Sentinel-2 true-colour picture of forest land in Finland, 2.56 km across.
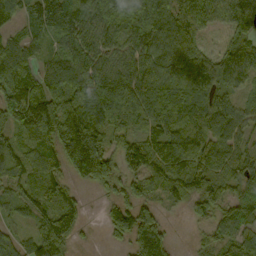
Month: September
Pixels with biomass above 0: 89%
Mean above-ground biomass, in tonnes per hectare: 99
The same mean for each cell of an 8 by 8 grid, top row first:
69 138 91 94 109 135 89 122
72 52 103 74 101 100 58 114
152 87 130 121 128 93 107 90
154 165 148 148 124 119 114 80
78 113 210 90 94 137 102 72
83 116 95 96 67 122 126 79
59 111 56 74 90 27 78 91
70 164 25 34 123 16 47 81
